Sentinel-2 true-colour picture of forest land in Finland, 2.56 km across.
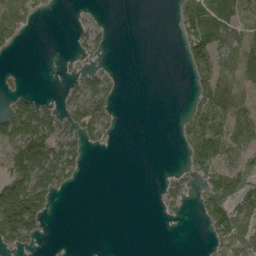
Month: May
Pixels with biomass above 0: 41%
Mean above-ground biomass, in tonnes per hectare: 51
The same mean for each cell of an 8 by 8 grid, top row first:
51 12 5 1 0 34 114 68
19 0 28 14 0 10 131 85
7 0 52 30 0 0 87 64
96 64 99 43 0 6 127 71
105 120 62 12 0 23 160 80
164 148 27 0 0 24 83 108
274 69 0 0 0 18 111 84
106 7 0 0 0 0 31 110
